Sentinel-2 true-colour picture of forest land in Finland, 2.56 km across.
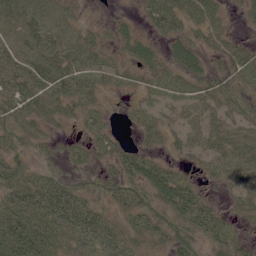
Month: June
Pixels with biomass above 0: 77%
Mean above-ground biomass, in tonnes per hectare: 31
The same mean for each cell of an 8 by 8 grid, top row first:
47 49 13 6 26 54 35 10
47 47 40 13 20 26 26 26
50 49 37 20 20 28 32 29
58 39 28 6 19 18 33 28
24 19 15 28 18 16 33 33
28 23 21 27 52 31 20 36
39 47 45 23 40 51 33 18
55 32 37 40 28 46 33 23
